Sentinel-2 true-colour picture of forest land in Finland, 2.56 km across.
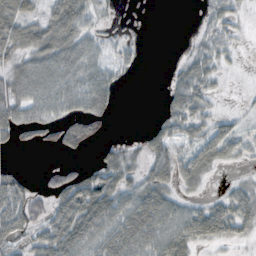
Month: October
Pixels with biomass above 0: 63%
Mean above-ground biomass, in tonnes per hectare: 36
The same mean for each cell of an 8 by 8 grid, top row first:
46 39 56 7 0 0 25 20
39 56 46 16 4 1 32 11
41 58 54 33 0 24 38 1
49 48 51 19 0 49 29 9
17 18 48 14 21 42 59 35
33 11 36 37 38 44 23 6
71 39 81 70 81 50 37 52
30 57 73 71 75 65 39 22
